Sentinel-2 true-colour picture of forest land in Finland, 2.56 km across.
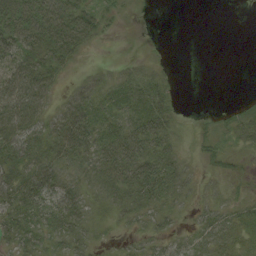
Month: August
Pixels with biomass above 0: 67%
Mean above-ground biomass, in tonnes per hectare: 31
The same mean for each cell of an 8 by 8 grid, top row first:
76 84 69 12 1 0 0 0
53 65 40 0 1 0 0 0
67 51 16 17 23 7 0 0
75 36 50 25 37 18 3 18
52 44 62 56 62 23 14 16
52 48 33 67 69 44 9 7
50 49 42 28 39 22 21 22
35 30 33 8 20 21 35 25
